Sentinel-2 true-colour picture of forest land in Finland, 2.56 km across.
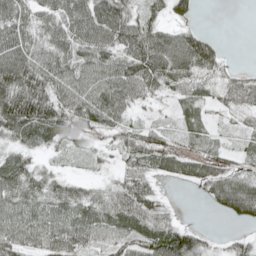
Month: May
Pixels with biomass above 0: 81%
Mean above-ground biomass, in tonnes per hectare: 53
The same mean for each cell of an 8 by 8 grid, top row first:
71 53 78 93 59 44 0 0
85 62 69 70 89 93 74 0
92 78 73 80 68 46 35 43
92 78 66 67 18 23 29 34
41 34 23 30 64 25 21 17
80 51 16 20 50 33 50 44
66 61 69 81 76 9 9 66
65 72 72 62 78 96 24 29
